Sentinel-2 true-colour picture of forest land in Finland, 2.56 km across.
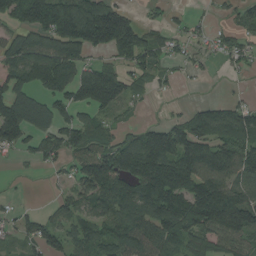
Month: August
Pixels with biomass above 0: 70%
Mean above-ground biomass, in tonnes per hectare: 86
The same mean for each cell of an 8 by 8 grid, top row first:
96 178 160 143 22 15 15 42
89 107 111 100 100 32 28 58
118 131 118 134 48 18 8 8
134 90 67 51 8 13 75 77
90 81 89 71 134 167 149 131
7 11 86 136 126 134 152 116
22 15 67 102 105 120 177 187
34 82 79 88 98 103 83 84
